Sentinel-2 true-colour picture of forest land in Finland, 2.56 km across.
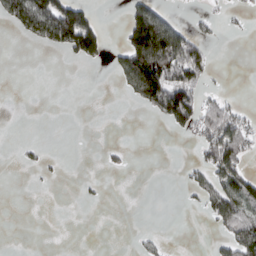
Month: March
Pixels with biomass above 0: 24%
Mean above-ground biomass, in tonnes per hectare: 41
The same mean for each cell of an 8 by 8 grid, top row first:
88 167 129 0 137 20 20 9
0 39 144 20 253 209 40 0
0 0 0 11 234 133 36 0
0 0 0 0 30 183 65 35
4 4 0 5 0 2 68 91
0 6 2 5 0 2 57 101
0 0 3 0 0 0 48 112
0 0 0 0 15 0 7 111
